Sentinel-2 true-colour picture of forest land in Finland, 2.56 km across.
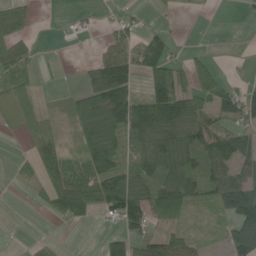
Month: June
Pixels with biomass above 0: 58%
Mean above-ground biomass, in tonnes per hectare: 51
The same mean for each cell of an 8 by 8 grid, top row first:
68 0 8 10 7 6 1 3
61 1 0 31 53 13 7 2
62 4 11 128 50 79 60 16
47 22 78 159 98 113 76 78
2 65 55 105 65 109 89 76
13 68 82 120 66 89 77 72
0 28 70 87 84 59 28 119
1 12 0 54 58 46 16 104
